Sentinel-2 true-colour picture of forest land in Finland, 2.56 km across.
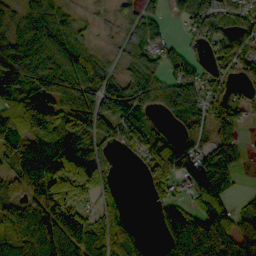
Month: October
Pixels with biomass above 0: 78%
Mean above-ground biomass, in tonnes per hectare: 81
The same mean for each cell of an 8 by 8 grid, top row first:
49 77 27 28 66 28 81 67
96 103 55 16 82 33 47 71
109 106 123 69 91 92 55 43
118 138 142 137 63 69 71 71
146 121 100 55 72 77 57 40
96 162 151 48 44 102 136 22
80 152 88 76 5 88 93 25
84 94 149 80 27 108 135 67
